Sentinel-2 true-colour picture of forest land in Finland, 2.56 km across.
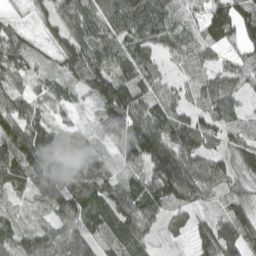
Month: April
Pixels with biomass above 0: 91%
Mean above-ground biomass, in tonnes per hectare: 83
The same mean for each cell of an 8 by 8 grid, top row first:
24 55 112 118 109 77 113 110
90 40 119 96 94 63 62 55
40 40 91 121 79 41 72 67
99 43 24 132 111 82 73 47
146 120 78 45 155 122 65 74
86 134 133 59 75 165 89 64
41 89 137 98 111 59 29 77
78 93 105 69 55 16 87 82
